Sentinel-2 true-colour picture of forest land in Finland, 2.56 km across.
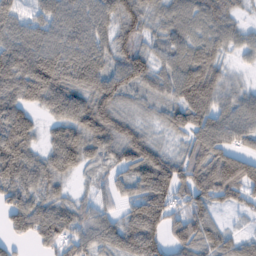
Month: February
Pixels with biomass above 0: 88%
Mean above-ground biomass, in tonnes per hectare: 72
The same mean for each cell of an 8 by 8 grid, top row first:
63 71 78 77 77 68 76 28
83 81 83 72 56 62 68 39
83 104 82 84 72 85 93 22
76 43 93 95 36 66 87 70
97 47 94 93 93 28 92 51
88 70 25 42 102 94 105 117
79 76 51 33 115 60 60 34
33 71 70 74 124 65 77 50
